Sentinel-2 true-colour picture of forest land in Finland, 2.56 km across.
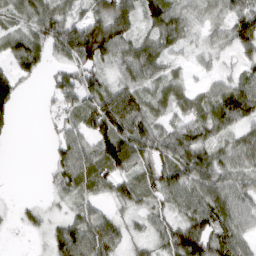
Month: March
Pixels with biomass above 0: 82%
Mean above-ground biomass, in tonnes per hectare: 61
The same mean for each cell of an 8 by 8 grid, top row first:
52 77 42 104 63 73 39 100
72 64 109 95 67 36 31 61
70 25 72 43 72 41 29 66
35 14 69 122 73 41 67 86
3 18 73 113 84 83 63 54
0 18 91 71 59 94 88 66
14 16 44 24 41 62 107 78
2 36 114 76 36 102 95 80
